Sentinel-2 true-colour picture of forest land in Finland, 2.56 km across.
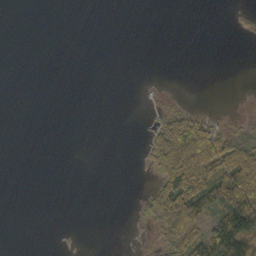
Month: October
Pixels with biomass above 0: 21%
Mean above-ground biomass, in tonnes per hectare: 19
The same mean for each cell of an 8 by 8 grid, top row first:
0 0 0 0 0 0 0 1
0 0 0 0 0 0 0 0
0 0 0 0 1 0 0 0
0 0 0 0 1 33 7 3
0 0 0 0 12 105 86 65
0 0 0 0 3 81 58 120
0 0 0 0 15 109 74 149
0 0 0 0 2 66 91 130
